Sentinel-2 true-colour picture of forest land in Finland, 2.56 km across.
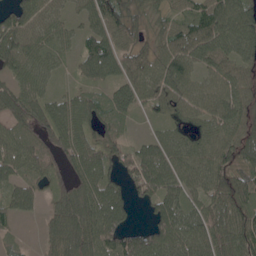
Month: May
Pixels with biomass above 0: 88%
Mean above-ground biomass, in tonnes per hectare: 69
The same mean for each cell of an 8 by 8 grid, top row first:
71 62 43 79 50 45 95 107
85 64 49 73 51 85 88 87
64 48 34 56 74 96 53 64
70 69 82 72 29 68 75 71
85 61 84 57 40 78 76 80
67 65 72 57 86 83 87 66
71 29 82 96 23 88 69 73
28 46 77 82 89 99 92 91
